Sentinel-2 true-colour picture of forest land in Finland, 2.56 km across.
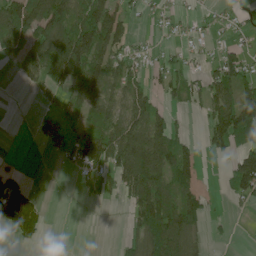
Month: June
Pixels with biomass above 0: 53%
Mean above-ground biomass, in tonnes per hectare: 64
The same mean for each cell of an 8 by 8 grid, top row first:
131 148 94 102 15 20 15 17
85 142 169 87 17 19 16 35
20 80 117 79 43 47 53 87
0 44 63 67 93 24 55 145
0 64 109 134 135 83 42 84
26 0 22 61 158 106 2 107
156 18 0 4 127 142 42 10
27 8 0 2 91 167 21 0
